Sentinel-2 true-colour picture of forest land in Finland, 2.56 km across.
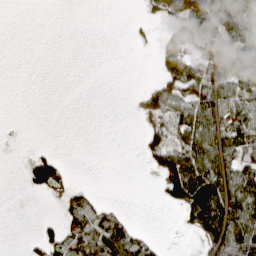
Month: April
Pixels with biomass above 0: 39%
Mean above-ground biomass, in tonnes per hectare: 45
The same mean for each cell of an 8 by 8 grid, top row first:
0 0 0 0 15 59 81 108
0 0 0 0 5 74 68 86
0 0 0 0 7 86 98 81
0 0 0 0 55 97 102 87
0 2 0 0 42 105 111 93
1 76 1 0 3 132 149 115
0 0 65 26 0 40 161 143
0 47 75 110 48 0 93 144
